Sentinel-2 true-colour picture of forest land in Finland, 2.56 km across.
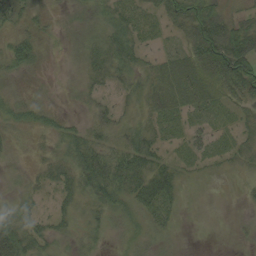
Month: September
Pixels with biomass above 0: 71%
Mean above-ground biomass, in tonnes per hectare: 23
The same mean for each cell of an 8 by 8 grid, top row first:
23 10 11 28 24 34 54 20
38 7 14 38 22 17 64 69
12 3 9 23 21 52 43 68
21 19 5 19 16 32 30 24
8 10 35 26 40 17 27 24
4 18 33 50 51 25 6 9
25 8 10 26 35 17 0 3
55 21 10 5 12 5 0 3
